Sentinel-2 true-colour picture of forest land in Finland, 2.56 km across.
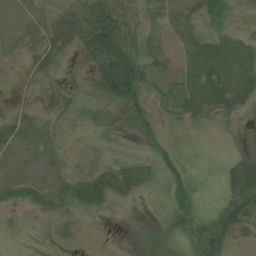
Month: July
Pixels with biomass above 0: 69%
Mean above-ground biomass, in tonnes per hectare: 24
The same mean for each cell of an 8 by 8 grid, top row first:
1 15 70 61 18 18 21 9
11 24 40 83 40 12 35 24
6 10 11 101 50 30 35 31
19 8 16 17 38 35 33 25
32 13 4 7 8 8 2 2
13 12 23 33 26 30 2 57
13 20 25 13 3 36 11 57
2 3 5 0 21 25 55 8
